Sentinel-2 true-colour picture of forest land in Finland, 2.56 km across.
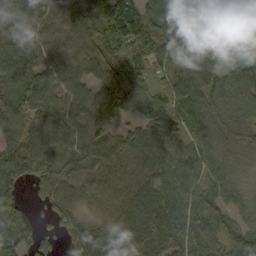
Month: September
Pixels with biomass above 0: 91%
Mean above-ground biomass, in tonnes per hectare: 90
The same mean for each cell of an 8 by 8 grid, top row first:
117 103 91 115 114 118 107 80
85 86 92 122 161 97 80 20
73 87 84 76 77 78 100 94
73 83 92 89 79 78 80 71
93 81 89 78 112 82 83 85
96 80 89 87 104 90 81 63
86 52 58 71 119 101 106 70
103 34 75 102 131 135 86 121
